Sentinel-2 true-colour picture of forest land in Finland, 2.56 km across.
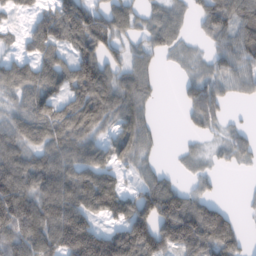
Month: February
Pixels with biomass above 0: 75%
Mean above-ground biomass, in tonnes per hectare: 78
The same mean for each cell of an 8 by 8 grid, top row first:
29 73 143 92 44 50 81 90
29 95 109 66 48 39 30 85
93 96 146 88 67 9 59 67
56 97 128 90 60 3 64 5
79 90 90 76 58 6 19 52
107 104 103 70 41 22 27 4
147 110 115 105 110 135 87 10
99 113 179 126 145 125 135 62
